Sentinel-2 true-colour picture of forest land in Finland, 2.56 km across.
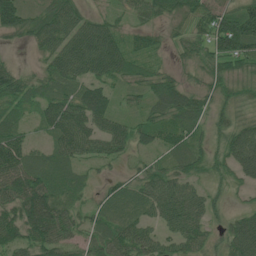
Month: July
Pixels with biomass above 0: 86%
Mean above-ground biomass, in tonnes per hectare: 54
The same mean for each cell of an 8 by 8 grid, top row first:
105 59 50 29 38 37 58 79
12 48 90 85 38 23 48 76
57 52 62 53 46 36 39 46
39 55 81 59 37 69 42 30
72 32 74 70 35 56 29 77
88 60 28 22 48 52 31 39
74 95 32 49 45 91 50 20
63 77 39 72 64 58 40 85
